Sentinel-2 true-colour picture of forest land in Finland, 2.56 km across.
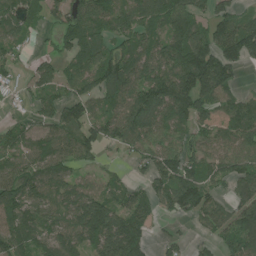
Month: July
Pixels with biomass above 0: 80%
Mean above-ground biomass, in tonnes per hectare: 97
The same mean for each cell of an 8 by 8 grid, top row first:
97 54 101 100 97 113 87 74
69 12 95 81 98 125 124 167
35 78 77 158 137 157 189 41
16 84 88 87 172 123 108 93
88 87 115 72 99 72 75 96
109 107 53 35 55 119 75 92
133 106 141 127 115 80 94 98
107 97 108 208 111 42 36 129
